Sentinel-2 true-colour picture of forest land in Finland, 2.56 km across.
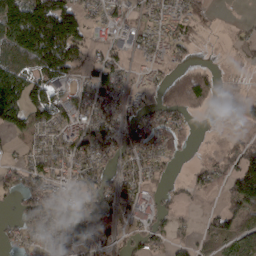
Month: March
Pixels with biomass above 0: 69%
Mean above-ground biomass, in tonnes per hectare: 67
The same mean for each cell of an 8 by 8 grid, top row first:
181 246 85 39 28 43 33 4
148 229 92 36 26 34 8 21
178 132 51 92 17 64 55 20
144 139 90 77 55 78 23 51
30 80 107 86 76 52 2 42
41 82 60 53 56 11 43 123
40 92 49 78 35 23 10 90
43 53 47 49 52 33 35 64
